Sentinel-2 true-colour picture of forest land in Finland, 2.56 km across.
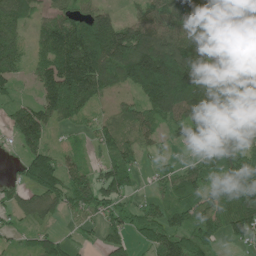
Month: June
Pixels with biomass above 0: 79%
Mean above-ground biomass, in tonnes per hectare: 102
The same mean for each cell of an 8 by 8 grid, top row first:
98 65 100 75 90 122 147 105
85 126 187 219 211 182 165 176
49 128 192 86 226 252 167 198
74 104 78 36 87 133 188 88
52 68 29 99 58 45 55 82
27 126 89 108 21 67 91 145
68 84 92 76 59 74 91 127
33 61 19 74 55 106 67 64
